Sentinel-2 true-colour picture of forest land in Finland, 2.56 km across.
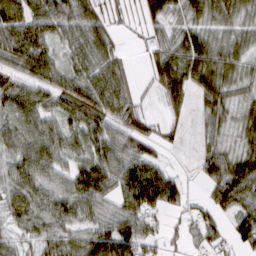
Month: March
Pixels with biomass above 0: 83%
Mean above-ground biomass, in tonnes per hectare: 52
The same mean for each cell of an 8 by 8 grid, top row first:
77 72 76 22 31 43 59 48
72 56 60 40 13 56 67 42
48 64 72 73 9 71 64 44
66 53 90 73 31 20 40 37
57 69 50 72 52 12 28 38
53 53 64 65 91 31 50 87
46 55 58 38 75 35 38 56
28 56 57 87 57 17 46 47
